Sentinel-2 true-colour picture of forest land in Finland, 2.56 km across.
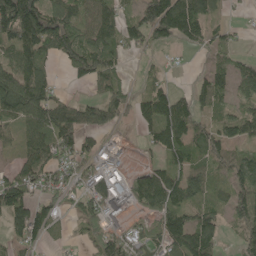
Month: May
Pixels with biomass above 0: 72%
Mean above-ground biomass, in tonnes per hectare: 87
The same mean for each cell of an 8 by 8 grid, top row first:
245 151 88 98 108 207 86 10
116 119 112 88 55 36 53 21
140 69 40 64 34 10 91 69
130 155 124 103 82 140 60 70
58 127 109 41 37 103 86 75
101 82 73 102 65 78 51 103
128 77 73 95 65 100 64 99
67 42 21 124 73 110 103 61
